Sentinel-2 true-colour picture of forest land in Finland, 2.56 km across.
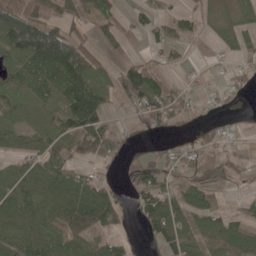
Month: May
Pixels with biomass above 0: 69%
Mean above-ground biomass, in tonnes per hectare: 62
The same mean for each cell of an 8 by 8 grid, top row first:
81 73 76 43 34 41 20 39
102 187 96 35 16 27 16 39
47 95 135 70 123 24 11 34
46 45 166 45 83 57 19 20
35 62 80 76 53 29 40 17
58 77 54 18 99 55 54 34
76 66 118 110 70 96 67 18
68 79 79 54 31 79 84 93
